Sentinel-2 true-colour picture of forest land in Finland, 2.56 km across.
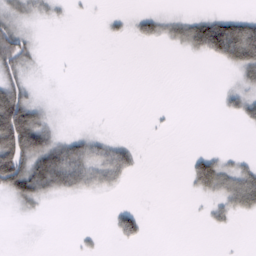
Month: February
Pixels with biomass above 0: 34%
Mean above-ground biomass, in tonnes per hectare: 23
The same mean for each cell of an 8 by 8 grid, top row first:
34 14 2 8 17 18 28 30
76 1 0 0 3 13 67 89
54 1 0 0 0 0 0 24
153 20 0 0 0 1 0 30
149 65 38 29 2 0 1 0
124 86 55 40 2 0 69 49
13 6 0 10 6 0 13 33
0 0 5 8 16 0 0 1
